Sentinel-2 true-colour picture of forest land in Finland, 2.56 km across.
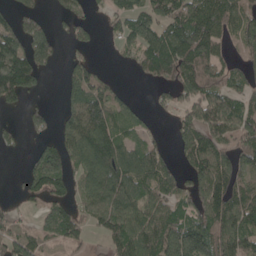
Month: May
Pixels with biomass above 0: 67%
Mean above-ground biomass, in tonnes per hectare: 74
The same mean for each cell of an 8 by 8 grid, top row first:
53 22 36 46 87 85 125 70
93 85 32 13 114 154 134 44
135 11 89 26 32 87 96 44
13 20 124 103 21 43 88 91
18 40 115 128 51 40 101 71
6 132 60 125 110 73 107 79
20 48 44 104 92 71 110 119
73 40 35 61 112 109 131 99
